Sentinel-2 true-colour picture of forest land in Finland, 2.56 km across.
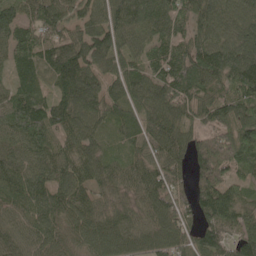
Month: May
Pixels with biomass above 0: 96%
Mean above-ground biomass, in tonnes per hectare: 94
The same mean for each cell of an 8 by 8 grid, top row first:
76 95 59 100 116 89 106 102
86 90 113 109 80 96 118 126
67 61 138 86 115 127 119 121
96 102 104 64 91 107 87 119
75 76 93 33 78 94 119 125
110 95 82 66 96 88 130 68
78 92 78 57 69 113 126 89
71 77 69 102 88 94 91 111
